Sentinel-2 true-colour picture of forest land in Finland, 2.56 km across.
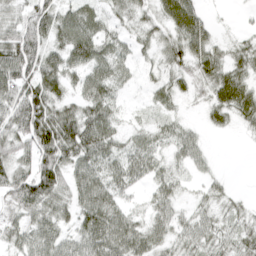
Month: April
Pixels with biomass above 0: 82%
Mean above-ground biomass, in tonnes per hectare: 44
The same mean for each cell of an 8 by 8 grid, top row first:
41 59 52 31 29 71 20 5
77 56 73 42 22 47 50 28
84 61 40 49 15 32 42 54
75 73 55 41 11 17 27 53
56 87 90 48 34 39 12 2
58 80 53 45 37 28 19 0
48 53 53 54 21 33 26 19
38 56 48 73 57 35 45 42
